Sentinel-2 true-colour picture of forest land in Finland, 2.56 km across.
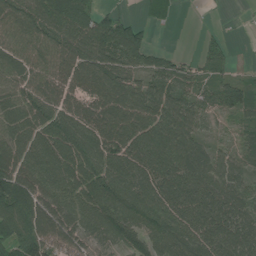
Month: July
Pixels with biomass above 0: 87%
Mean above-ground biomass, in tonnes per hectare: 87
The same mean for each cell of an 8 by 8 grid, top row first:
93 106 96 58 15 6 2 2
70 76 102 107 81 6 31 1
75 84 98 116 64 71 41 38
88 94 94 111 93 103 43 64
103 109 123 103 115 138 54 51
154 89 114 104 110 131 136 78
105 106 86 110 115 117 129 102
100 120 79 72 81 125 126 132
